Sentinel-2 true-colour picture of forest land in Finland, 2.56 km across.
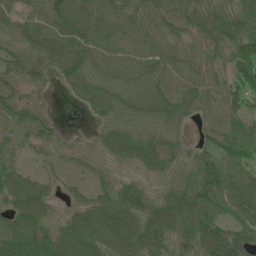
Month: June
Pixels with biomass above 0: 91%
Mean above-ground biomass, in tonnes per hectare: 59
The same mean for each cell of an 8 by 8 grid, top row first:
40 73 75 70 68 72 91 74
41 75 70 62 62 49 65 69
31 27 52 46 54 50 61 78
45 14 9 43 46 56 43 55
36 30 10 71 72 32 42 61
63 23 17 24 29 33 101 60
75 50 43 90 78 105 80 66
82 88 99 90 102 69 97 61
